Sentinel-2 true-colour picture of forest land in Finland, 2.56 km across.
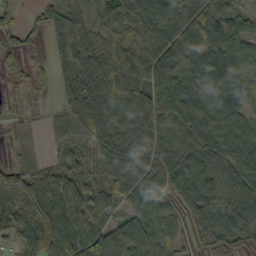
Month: October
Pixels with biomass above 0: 88%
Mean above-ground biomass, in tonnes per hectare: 74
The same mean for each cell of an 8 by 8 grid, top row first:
28 55 74 83 81 83 86 43
31 26 105 85 75 95 94 70
18 16 68 108 105 110 87 69
13 9 75 99 102 119 110 85
15 14 40 83 88 86 102 108
97 65 48 52 82 102 85 106
118 118 80 49 88 53 79 86
46 118 103 117 97 46 43 45
